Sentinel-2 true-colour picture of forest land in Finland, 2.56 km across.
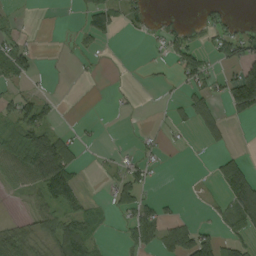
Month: September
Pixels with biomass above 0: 37%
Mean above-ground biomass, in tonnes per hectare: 26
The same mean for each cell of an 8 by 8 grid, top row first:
5 0 10 21 27 4 14 2
39 0 8 0 3 43 23 57
30 3 4 1 2 15 37 81
52 33 0 2 1 13 43 44
50 85 16 2 13 4 16 0
50 73 13 17 25 0 6 80
3 42 27 21 40 7 5 75
61 43 76 2 49 79 56 40
